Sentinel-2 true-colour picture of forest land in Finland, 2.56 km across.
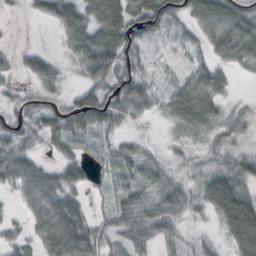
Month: October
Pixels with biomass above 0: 80%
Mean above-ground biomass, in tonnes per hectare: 39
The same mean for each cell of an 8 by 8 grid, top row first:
4 36 67 84 81 36 86 55
9 7 66 96 31 28 30 58
14 39 25 62 34 17 33 5
32 42 68 51 28 41 47 14
42 27 35 23 14 12 17 16
52 35 31 24 39 24 36 50
10 67 34 31 49 54 39 95
21 63 71 25 41 25 16 81
